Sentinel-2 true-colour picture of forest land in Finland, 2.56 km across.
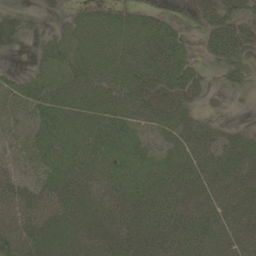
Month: June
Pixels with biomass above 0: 86%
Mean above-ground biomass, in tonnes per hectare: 41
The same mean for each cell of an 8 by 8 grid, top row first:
20 8 22 31 32 9 35 42
14 27 44 48 53 50 25 44
20 41 40 35 55 55 17 22
24 48 37 43 41 39 7 2
17 47 48 49 34 40 45 38
34 40 55 54 52 60 57 54
56 57 44 59 64 68 61 57
59 42 46 51 62 67 55 35
